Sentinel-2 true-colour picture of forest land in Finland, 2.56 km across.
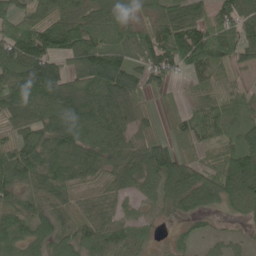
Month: June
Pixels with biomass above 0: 89%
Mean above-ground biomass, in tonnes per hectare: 88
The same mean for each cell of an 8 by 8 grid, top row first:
81 99 124 117 53 119 75 104
139 137 138 106 104 156 164 96
149 199 102 164 84 30 49 28
100 85 123 120 48 44 62 46
94 94 120 101 90 56 46 68
105 119 82 78 100 109 75 130
89 76 54 54 41 54 55 48
74 69 86 89 45 25 36 28
